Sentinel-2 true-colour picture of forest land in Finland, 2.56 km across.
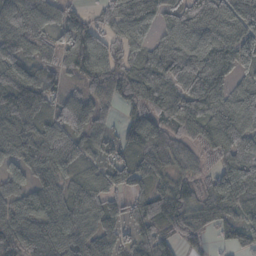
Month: October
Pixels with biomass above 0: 90%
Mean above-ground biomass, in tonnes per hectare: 79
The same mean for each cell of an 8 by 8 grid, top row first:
118 91 50 79 68 60 84 124
113 80 120 71 55 84 117 104
122 80 52 87 127 108 141 47
100 56 69 28 84 107 117 93
76 79 49 47 86 62 85 105
38 61 45 54 56 55 52 111
71 80 72 57 68 81 89 93
97 98 77 68 68 51 27 59
